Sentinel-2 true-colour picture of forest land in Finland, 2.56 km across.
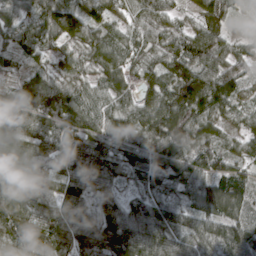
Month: March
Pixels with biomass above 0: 97%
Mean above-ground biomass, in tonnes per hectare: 74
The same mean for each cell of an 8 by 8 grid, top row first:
56 87 108 53 66 37 77 16
40 40 51 63 50 67 84 35
33 92 50 63 44 109 109 72
78 108 90 73 94 122 78 35
87 73 106 69 79 108 59 37
80 41 102 71 54 73 90 58
97 64 88 63 79 56 97 63
90 115 89 102 108 80 68 93
